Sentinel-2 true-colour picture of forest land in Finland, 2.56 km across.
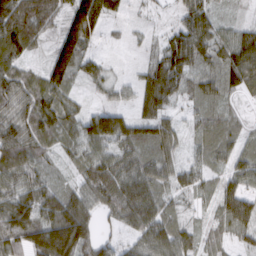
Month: March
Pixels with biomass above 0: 87%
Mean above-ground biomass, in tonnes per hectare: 63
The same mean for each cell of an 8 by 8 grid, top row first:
115 67 123 48 12 26 49 9
95 34 109 5 13 92 60 102
67 71 35 27 53 78 44 86
58 81 37 64 54 28 42 17
104 47 58 66 74 49 52 44
76 38 42 104 85 51 39 64
109 87 94 70 106 30 20 96
81 158 131 30 65 83 27 35
